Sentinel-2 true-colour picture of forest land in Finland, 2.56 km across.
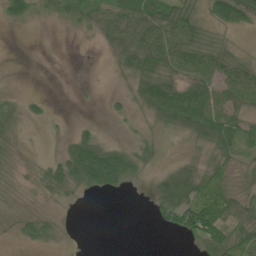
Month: June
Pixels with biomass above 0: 57%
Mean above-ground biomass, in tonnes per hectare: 29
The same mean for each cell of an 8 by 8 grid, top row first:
36 16 32 50 73 64 34 63
0 0 0 21 61 62 35 9
0 0 1 2 48 46 54 59
16 8 0 9 19 85 85 35
9 1 52 16 23 3 35 39
4 36 63 84 12 63 36 12
3 5 3 0 2 91 73 39
8 18 0 0 0 4 56 48
